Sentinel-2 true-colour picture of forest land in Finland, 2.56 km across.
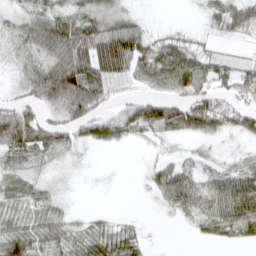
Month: March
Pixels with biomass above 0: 74%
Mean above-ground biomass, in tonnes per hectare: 39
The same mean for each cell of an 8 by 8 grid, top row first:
19 39 39 38 11 1 21 42
24 61 75 117 59 57 17 7
24 79 92 59 47 80 53 47
70 40 94 33 60 72 74 40
67 58 28 23 12 13 18 13
38 11 2 1 8 49 30 41
41 41 4 3 1 30 49 73
66 46 40 49 18 0 13 18
